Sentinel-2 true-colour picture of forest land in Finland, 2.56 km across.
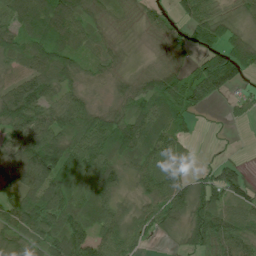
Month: July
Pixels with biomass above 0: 86%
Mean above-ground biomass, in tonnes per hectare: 66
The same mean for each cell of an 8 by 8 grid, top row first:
114 122 87 30 36 44 70 35
81 103 57 34 8 39 61 69
61 88 42 32 46 76 105 47
124 72 82 48 79 74 15 23
63 116 91 85 83 59 2 0
61 105 86 79 57 67 43 62
99 95 79 66 45 90 92 69
57 74 88 74 32 22 102 90
